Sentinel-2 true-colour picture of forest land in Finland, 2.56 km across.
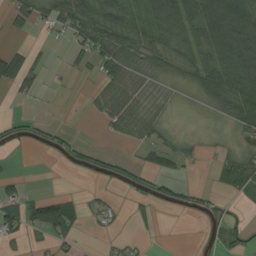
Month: August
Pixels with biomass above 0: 50%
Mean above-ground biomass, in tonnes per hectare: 37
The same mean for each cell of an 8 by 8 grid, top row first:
39 59 74 69 70 123 78 81
25 6 46 87 58 68 72 91
62 7 8 56 38 30 75 95
4 2 1 55 54 11 16 83
20 26 23 4 43 29 8 17
13 0 7 33 36 38 5 69
38 70 15 19 18 34 33 5
24 21 12 12 8 0 18 35
